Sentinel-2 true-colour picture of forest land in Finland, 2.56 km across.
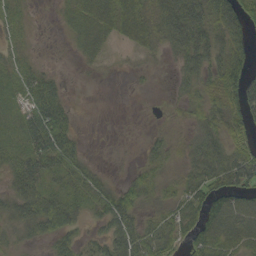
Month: September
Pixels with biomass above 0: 72%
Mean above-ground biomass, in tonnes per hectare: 37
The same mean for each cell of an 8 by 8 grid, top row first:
27 2 46 68 46 77 56 66
20 1 21 11 23 46 63 40
30 29 1 1 4 19 49 76
29 78 5 0 1 11 48 63
37 86 19 2 16 20 51 37
57 45 38 8 39 25 56 66
50 67 31 64 27 39 58 57
18 32 29 54 61 41 59 43
